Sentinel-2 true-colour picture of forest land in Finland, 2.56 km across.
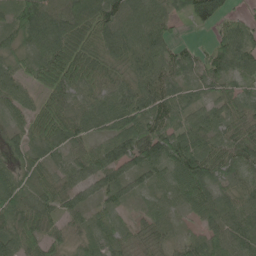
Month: May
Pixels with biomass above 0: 92%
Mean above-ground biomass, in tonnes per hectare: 63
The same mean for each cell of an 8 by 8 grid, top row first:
62 93 123 98 88 45 107 21
52 92 98 82 89 40 32 77
56 72 89 56 75 55 47 46
43 81 72 79 80 59 43 52
31 65 50 65 91 81 68 72
47 41 55 68 57 70 75 55
71 58 51 37 36 41 69 66
71 50 35 38 35 37 61 73
